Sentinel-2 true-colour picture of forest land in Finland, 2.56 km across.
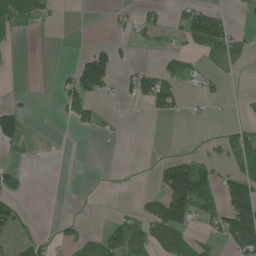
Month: June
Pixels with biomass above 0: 30%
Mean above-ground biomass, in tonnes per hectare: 32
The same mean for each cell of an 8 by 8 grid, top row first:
77 21 0 10 22 18 86 7
4 0 3 31 7 17 58 29
0 0 90 46 67 41 24 3
49 0 50 6 11 32 8 6
36 2 0 2 1 0 10 49
27 0 0 1 0 154 58 65
47 0 1 2 29 129 54 135
33 14 32 67 63 77 21 102
